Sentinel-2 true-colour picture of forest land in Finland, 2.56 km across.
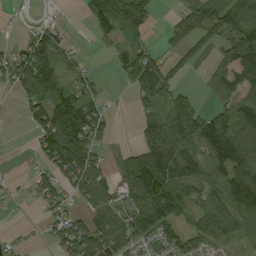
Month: September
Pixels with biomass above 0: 65%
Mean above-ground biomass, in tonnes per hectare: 58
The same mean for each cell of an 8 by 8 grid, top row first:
6 7 11 110 66 32 92 111
32 79 7 27 41 31 28 81
65 98 33 8 104 33 37 55
6 91 98 13 40 92 41 63
0 68 103 16 89 134 95 104
6 46 95 36 129 120 65 111
4 36 30 71 89 72 79 89
9 26 90 77 53 47 53 42
